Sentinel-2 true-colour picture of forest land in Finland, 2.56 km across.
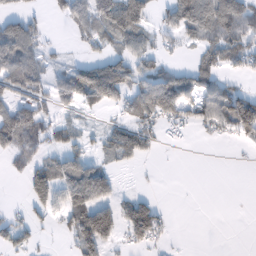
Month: February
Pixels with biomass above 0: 51%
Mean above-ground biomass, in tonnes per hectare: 56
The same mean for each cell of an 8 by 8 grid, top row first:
50 21 71 132 103 94 109 99
104 22 19 38 55 24 56 66
92 59 120 158 64 74 65 21
102 38 33 29 88 76 73 125
77 52 43 72 56 7 8 19
13 115 117 48 2 0 0 0
10 71 110 83 85 2 0 0
61 4 108 68 73 4 0 0
